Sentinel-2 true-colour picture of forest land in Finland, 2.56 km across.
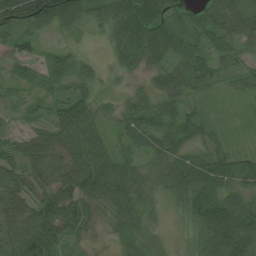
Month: July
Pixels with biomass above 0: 93%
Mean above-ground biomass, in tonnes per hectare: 55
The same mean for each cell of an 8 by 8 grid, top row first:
108 105 84 87 107 45 51 74
54 24 25 49 101 76 50 49
28 43 53 20 34 61 38 32
24 39 65 31 57 53 18 11
31 61 59 40 59 60 45 13
55 61 88 79 38 64 80 58
59 87 82 52 47 26 84 70
78 86 39 19 39 13 62 78
